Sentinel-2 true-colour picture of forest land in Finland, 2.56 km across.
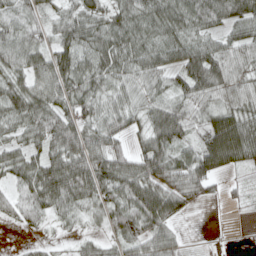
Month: April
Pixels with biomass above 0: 86%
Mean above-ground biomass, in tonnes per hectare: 59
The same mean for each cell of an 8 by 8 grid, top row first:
48 33 64 58 70 75 78 71
69 51 67 77 61 64 61 53
58 84 73 58 60 51 101 49
62 70 66 54 48 73 55 61
37 62 79 56 55 78 104 123
47 80 85 87 90 81 80 19
50 60 50 65 102 60 8 12
2 11 23 35 72 37 5 3
